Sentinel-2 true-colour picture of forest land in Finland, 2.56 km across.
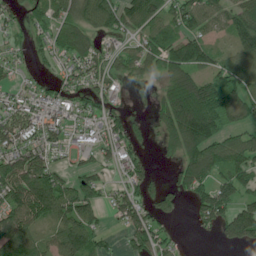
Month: June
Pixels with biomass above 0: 71%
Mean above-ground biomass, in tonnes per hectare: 76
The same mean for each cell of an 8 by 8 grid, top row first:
40 77 80 92 113 90 80 108
34 59 103 40 71 114 81 100
26 30 67 65 32 109 82 94
86 71 61 39 11 157 146 75
97 81 25 68 32 81 111 93
132 115 60 27 74 46 93 96
107 118 131 45 78 31 106 98
114 55 118 20 91 21 7 89
